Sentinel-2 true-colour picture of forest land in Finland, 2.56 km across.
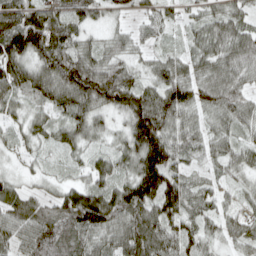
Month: April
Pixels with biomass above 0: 94%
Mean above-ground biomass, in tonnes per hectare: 70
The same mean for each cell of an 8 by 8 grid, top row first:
112 90 65 34 37 34 53 57
120 115 64 45 31 24 75 85
89 101 124 93 43 87 73 62
43 49 76 68 120 100 57 68
37 39 55 37 149 80 53 47
24 24 30 75 149 69 22 37
73 65 144 101 109 86 40 30
65 99 88 76 107 80 44 45
